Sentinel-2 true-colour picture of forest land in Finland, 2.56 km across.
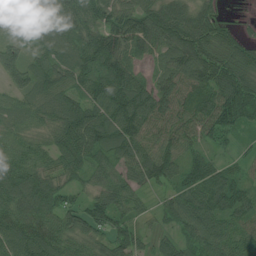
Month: July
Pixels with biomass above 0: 93%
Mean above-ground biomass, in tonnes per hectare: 83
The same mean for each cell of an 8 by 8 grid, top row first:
82 109 94 95 112 114 73 8
76 88 104 122 70 104 100 70
71 105 81 125 52 81 103 103
67 92 110 113 112 80 85 117
60 61 133 96 77 76 44 23
110 83 56 65 82 72 87 50
98 105 73 88 27 61 100 84
100 101 71 79 36 45 75 61
